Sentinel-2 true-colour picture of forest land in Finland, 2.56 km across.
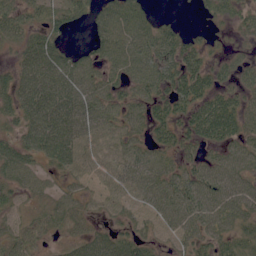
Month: June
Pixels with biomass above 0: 79%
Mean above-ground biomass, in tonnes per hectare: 43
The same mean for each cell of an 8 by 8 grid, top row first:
42 29 23 58 41 7 20 29
29 56 18 61 60 50 20 10
49 75 66 39 58 52 47 33
49 85 70 42 39 46 64 52
46 72 59 47 36 42 36 44
49 28 31 41 59 44 51 48
21 30 32 28 31 58 58 49
42 20 38 52 35 26 40 41
